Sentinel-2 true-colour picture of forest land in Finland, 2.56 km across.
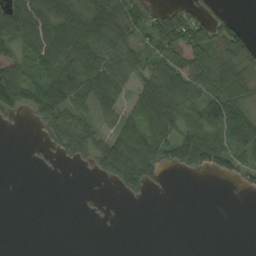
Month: September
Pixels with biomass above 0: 55%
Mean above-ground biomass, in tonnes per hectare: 49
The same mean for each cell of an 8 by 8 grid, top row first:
97 77 84 115 62 61 41 11
41 68 113 83 55 74 102 95
86 82 100 83 59 99 97 79
40 89 41 42 92 93 75 64
0 31 54 87 104 103 93 33
0 2 0 74 92 8 24 43
0 0 4 3 1 0 0 0
0 0 0 0 0 0 0 0
